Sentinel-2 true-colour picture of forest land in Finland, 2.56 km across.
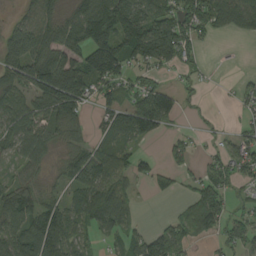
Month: August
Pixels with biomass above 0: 71%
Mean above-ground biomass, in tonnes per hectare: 81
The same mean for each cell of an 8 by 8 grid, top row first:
27 84 101 167 123 122 130 98
127 117 121 178 173 151 15 0
105 214 158 109 58 20 12 17
93 114 77 77 139 69 7 29
75 73 42 59 31 42 16 62
35 27 99 105 40 40 60 64
118 82 100 140 8 18 140 36
111 149 60 33 75 96 42 68
